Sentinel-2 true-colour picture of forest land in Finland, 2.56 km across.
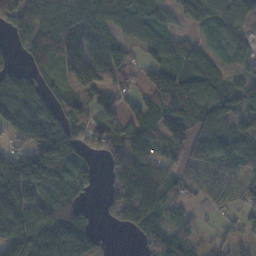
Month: November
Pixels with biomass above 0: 78%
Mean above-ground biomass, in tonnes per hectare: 94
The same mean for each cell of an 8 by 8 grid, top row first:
104 102 125 86 71 38 83 63
35 95 143 73 63 63 39 53
113 42 45 58 58 111 105 65
200 119 68 82 93 98 105 82
82 219 56 128 97 96 122 77
200 161 85 88 146 60 54 53
201 157 59 58 117 48 18 40
211 257 228 8 38 86 33 35
